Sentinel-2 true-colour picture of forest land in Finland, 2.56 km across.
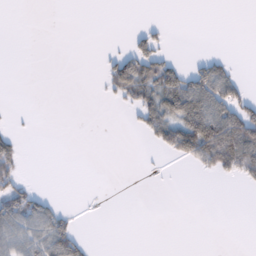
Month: February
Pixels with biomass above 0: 23%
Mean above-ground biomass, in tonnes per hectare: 21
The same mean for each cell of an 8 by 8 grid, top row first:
0 0 0 0 0 0 0 0
0 0 0 3 47 1 0 0
0 0 0 57 81 70 89 22
1 0 0 1 54 82 88 66
30 0 0 0 8 75 110 99
35 0 0 0 1 1 12 41
72 40 2 0 0 0 0 0
57 75 32 0 0 0 0 0
